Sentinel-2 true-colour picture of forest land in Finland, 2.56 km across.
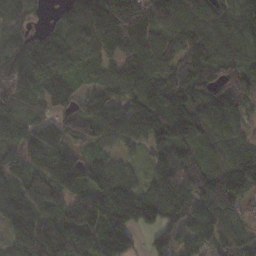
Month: November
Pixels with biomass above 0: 91%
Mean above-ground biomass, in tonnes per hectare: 113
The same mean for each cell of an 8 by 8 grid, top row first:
99 27 85 166 160 114 102 110
111 114 88 85 132 124 117 98
141 123 65 96 128 130 125 128
135 86 84 90 120 153 120 69
97 154 74 62 67 114 89 69
97 141 141 106 60 134 128 170
107 96 170 196 185 140 144 78
86 117 153 184 35 85 103 131
